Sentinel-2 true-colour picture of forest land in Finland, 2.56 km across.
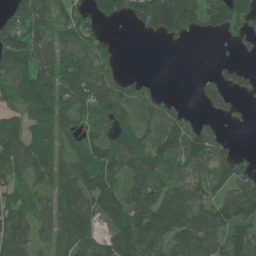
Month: June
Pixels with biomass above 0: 75%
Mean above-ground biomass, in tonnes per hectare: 82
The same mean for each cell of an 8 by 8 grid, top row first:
74 102 63 71 132 246 110 83
94 100 84 31 0 6 0 18
88 148 104 76 36 0 29 47
62 144 53 87 66 48 29 17
144 111 77 77 76 103 88 10
79 95 126 92 91 65 63 81
81 75 113 111 114 137 103 129
124 65 112 78 114 97 102 77
